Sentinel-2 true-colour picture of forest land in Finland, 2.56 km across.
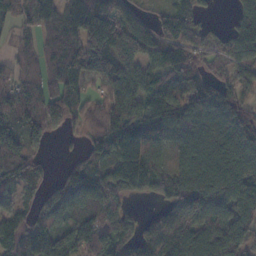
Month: November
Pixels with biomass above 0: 83%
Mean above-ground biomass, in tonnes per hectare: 92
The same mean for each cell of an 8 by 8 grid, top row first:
63 96 148 135 33 89 25 67
35 71 168 237 108 86 70 84
58 70 70 135 87 83 95 55
92 44 46 80 98 109 137 92
100 42 21 95 90 63 134 137
112 31 105 87 123 77 133 145
61 67 98 84 8 97 144 113
79 119 79 97 82 127 137 110
